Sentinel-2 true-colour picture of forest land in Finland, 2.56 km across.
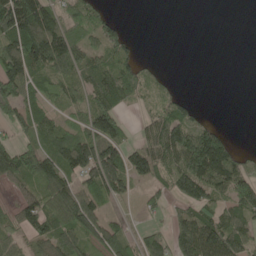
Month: May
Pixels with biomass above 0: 64%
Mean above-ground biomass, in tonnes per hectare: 74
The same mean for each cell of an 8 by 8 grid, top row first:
208 114 72 30 0 0 0 0
145 197 80 98 4 0 0 0
138 65 67 117 47 9 0 0
83 52 51 115 18 68 6 0
65 61 114 122 65 140 177 17
95 104 93 170 69 107 169 98
59 100 135 30 27 34 76 90
48 79 75 87 58 121 154 82
